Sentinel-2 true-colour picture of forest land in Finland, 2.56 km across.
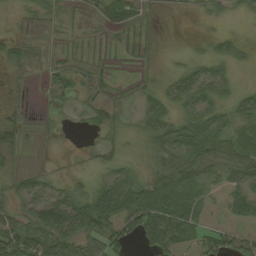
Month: August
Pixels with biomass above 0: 66%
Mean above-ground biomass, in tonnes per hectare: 34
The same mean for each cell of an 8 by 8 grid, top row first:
3 13 3 30 11 2 11 13
28 6 0 2 7 1 13 20
2 21 19 5 12 37 56 10
11 4 12 21 43 36 42 44
27 1 1 22 26 62 61 39
23 17 11 34 25 61 41 50
54 90 73 84 96 72 56 58
89 78 65 62 48 84 63 57
